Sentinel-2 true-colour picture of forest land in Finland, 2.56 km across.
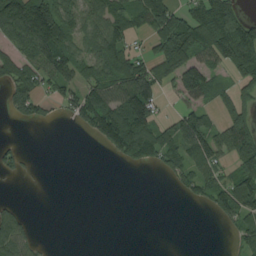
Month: August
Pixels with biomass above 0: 53%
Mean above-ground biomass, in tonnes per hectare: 70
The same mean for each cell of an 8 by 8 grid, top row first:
175 172 107 98 84 84 151 80
55 159 78 126 27 126 119 141
97 80 90 104 146 91 96 56
63 30 113 159 163 40 56 76
21 0 0 107 172 110 108 112
30 1 0 0 0 60 70 94
28 0 0 0 0 0 34 113
99 4 0 0 0 0 0 61
